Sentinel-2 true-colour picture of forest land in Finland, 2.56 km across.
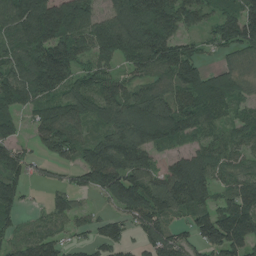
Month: July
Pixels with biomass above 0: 84%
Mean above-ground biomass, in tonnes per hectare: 114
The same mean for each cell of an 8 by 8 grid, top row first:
145 217 189 135 211 159 71 143
102 172 107 174 195 119 39 102
115 183 85 78 79 122 113 76
76 103 109 116 179 147 113 56
74 86 95 169 164 68 81 77
99 30 78 188 155 173 127 87
72 48 47 52 155 126 101 158
71 99 33 105 90 105 121 157
